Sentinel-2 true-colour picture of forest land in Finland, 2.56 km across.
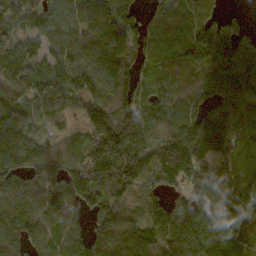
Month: October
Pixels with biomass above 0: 91%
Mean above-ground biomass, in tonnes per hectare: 120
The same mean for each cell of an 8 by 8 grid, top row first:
87 85 120 189 86 100 106 26
90 84 123 156 116 91 165 148
132 119 115 153 70 89 114 152
103 76 57 162 115 126 146 107
136 77 85 220 110 160 187 112
117 121 205 211 89 154 191 123
114 119 99 115 60 103 155 102
134 98 85 149 116 120 134 94
